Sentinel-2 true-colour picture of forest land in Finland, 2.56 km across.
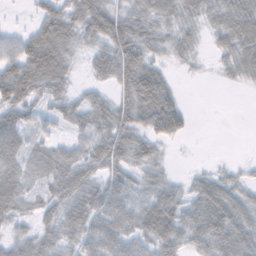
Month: November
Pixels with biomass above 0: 79%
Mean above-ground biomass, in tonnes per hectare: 42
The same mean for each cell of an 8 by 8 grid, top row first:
3 61 56 60 46 43 40 65
54 89 29 58 50 32 12 53
103 74 11 45 79 14 3 22
58 28 40 54 57 70 0 0
50 31 36 65 37 12 0 0
56 39 54 41 30 9 25 17
44 32 44 58 48 52 66 51
34 26 39 60 47 59 64 65
